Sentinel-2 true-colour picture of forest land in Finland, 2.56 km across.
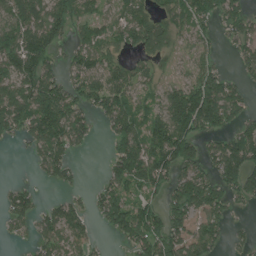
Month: July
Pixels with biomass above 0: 69%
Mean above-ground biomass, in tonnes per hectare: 91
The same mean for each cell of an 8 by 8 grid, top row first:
122 112 67 49 75 78 98 87
147 120 74 67 76 62 50 56
142 123 92 88 65 53 125 42
157 166 100 118 65 158 185 77
24 154 62 62 117 167 59 145
1 61 23 89 134 103 87 149
87 48 50 133 99 99 125 23
19 88 73 28 130 116 110 33
